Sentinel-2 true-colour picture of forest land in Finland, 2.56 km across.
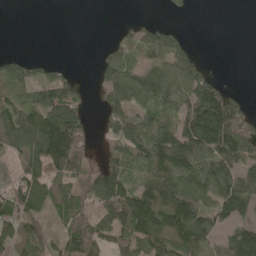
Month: May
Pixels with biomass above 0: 66%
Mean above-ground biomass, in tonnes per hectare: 86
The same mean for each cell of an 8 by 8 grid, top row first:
0 0 0 0 5 11 0 0
1 0 0 31 78 71 0 0
112 71 27 117 100 109 86 0
90 148 75 110 91 84 230 87
80 212 102 55 124 177 169 143
45 125 87 144 72 127 114 110
99 85 86 184 175 158 91 121
92 86 116 68 115 161 97 132
